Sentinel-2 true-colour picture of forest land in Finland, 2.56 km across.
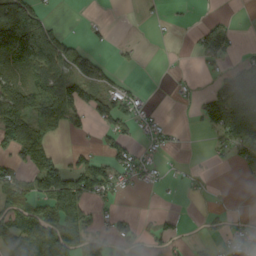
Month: September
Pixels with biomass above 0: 45%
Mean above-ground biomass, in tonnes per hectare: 49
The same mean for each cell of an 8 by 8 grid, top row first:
155 36 1 1 5 5 9 1
170 137 26 10 5 0 62 14
45 103 79 35 2 7 12 101
120 101 56 73 37 2 77 132
101 61 12 50 30 13 13 90
45 110 93 66 46 6 7 10
63 82 102 28 2 3 6 4
99 112 99 48 34 27 10 36
